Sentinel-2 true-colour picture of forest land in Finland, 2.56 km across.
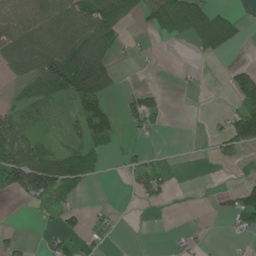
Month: June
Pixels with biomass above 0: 45%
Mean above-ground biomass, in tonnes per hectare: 41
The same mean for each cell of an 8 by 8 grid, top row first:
78 100 83 83 38 90 73 13
61 95 152 66 8 1 50 13
25 102 178 74 1 5 1 62
38 51 66 38 84 0 3 57
106 27 38 21 13 0 9 55
108 103 68 1 53 7 0 4
0 39 23 9 8 1 4 72
16 17 35 8 0 9 5 7
